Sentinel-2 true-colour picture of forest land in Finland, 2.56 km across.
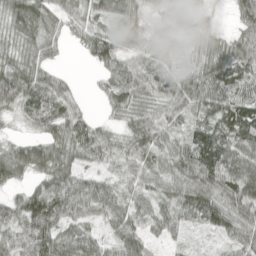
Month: April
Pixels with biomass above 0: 90%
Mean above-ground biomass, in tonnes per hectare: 59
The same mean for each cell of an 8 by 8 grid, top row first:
59 55 42 61 41 42 32 71
42 33 26 81 63 41 61 96
77 62 5 46 69 65 92 77
42 86 42 27 52 48 64 100
36 67 76 42 63 50 77 81
53 70 59 27 59 68 95 92
62 116 61 49 49 61 78 75
70 91 73 44 45 23 9 61
